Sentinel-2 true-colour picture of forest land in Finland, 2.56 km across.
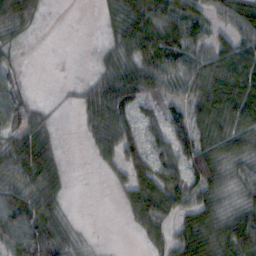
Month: October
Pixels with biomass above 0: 76%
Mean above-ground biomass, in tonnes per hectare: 47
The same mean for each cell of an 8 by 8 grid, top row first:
76 9 0 32 64 57 44 52
20 1 1 30 58 57 50 67
28 0 11 62 71 50 63 76
68 12 21 77 36 44 67 80
49 39 4 57 61 77 67 60
61 55 1 17 87 75 95 37
84 55 1 2 73 62 58 42
62 90 16 1 21 59 74 90
